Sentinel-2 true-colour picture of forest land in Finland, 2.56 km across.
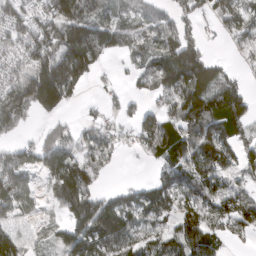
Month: March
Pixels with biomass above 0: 72%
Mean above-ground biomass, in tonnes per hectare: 90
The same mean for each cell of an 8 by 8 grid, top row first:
90 113 156 40 61 70 48 100
76 166 153 71 50 146 34 32
122 244 119 14 65 164 107 35
140 81 10 29 68 125 157 122
37 72 75 61 73 136 136 88
120 86 157 15 4 91 111 55
66 31 131 110 94 83 93 110
91 39 124 149 73 114 124 34
